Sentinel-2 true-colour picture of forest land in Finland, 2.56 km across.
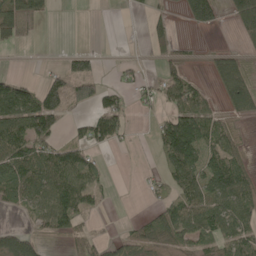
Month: May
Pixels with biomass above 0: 54%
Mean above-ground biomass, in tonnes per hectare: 56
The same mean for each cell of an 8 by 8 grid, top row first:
90 22 0 0 19 22 93 114
14 1 17 0 23 43 11 32
51 50 91 10 31 66 24 74
111 130 26 96 16 86 55 42
125 86 60 42 4 176 72 32
124 103 87 9 13 93 106 88
32 83 94 4 11 84 101 88
65 24 48 28 44 51 67 88
